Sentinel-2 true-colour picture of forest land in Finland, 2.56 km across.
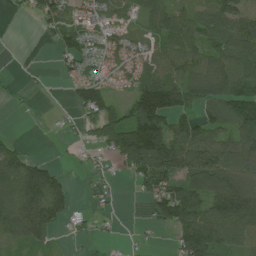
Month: July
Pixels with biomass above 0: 68%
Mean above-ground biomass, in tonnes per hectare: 68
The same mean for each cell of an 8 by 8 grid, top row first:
7 60 29 41 55 70 75 72
1 9 77 42 45 72 70 100
4 3 60 21 60 75 110 111
3 5 52 72 130 87 61 124
35 1 22 94 200 122 122 126
125 102 7 16 85 100 136 130
120 137 15 11 16 130 98 152
58 52 17 12 8 58 134 81
